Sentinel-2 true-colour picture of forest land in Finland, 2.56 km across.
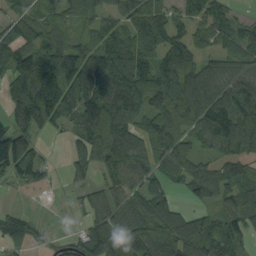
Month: September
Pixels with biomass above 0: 81%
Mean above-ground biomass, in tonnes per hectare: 96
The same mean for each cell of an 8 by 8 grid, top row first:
84 73 73 70 96 64 98 28
112 120 96 132 98 100 69 92
112 176 148 151 109 124 115 96
116 158 124 149 107 124 170 162
154 9 66 126 91 100 71 122
94 28 41 78 86 72 102 87
19 6 33 88 99 67 67 92
74 27 86 164 120 144 120 71
